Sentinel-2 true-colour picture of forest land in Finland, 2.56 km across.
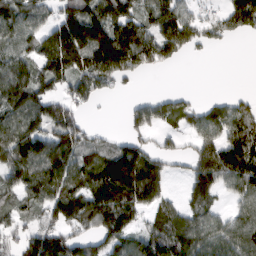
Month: March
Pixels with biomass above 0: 72%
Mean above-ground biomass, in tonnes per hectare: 106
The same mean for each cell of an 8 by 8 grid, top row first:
117 68 196 160 72 114 32 135
98 126 220 226 177 158 44 0
142 138 143 110 16 0 0 0
133 130 53 1 86 89 66 87
153 136 107 55 69 28 100 132
117 145 115 233 218 21 139 144
63 95 146 174 97 65 74 62
49 162 87 106 118 185 128 119
